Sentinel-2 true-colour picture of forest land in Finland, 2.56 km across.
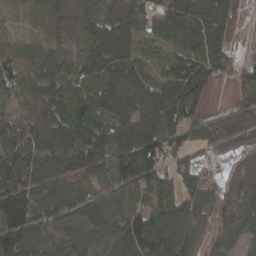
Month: March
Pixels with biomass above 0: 88%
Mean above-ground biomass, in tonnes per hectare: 63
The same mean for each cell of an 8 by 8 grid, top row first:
11 20 22 41 28 55 78 30
26 18 22 93 35 40 79 14
50 57 59 92 57 79 77 43
45 74 75 86 99 66 37 55
76 59 69 93 163 68 57 39
92 72 41 73 120 86 40 65
120 57 45 36 54 106 85 105
108 44 26 36 119 106 46 46
